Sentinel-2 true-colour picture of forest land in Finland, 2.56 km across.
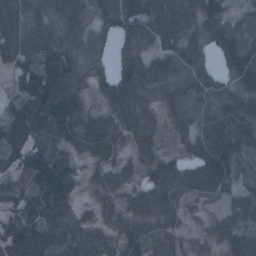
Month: January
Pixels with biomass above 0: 92%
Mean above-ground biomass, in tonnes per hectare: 89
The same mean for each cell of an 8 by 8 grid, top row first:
90 68 56 99 161 143 122 52
148 114 80 59 89 118 84 133
84 138 73 80 89 88 103 99
87 120 98 80 86 76 120 102
76 70 78 69 68 34 139 98
88 152 54 61 42 96 109 50
96 130 44 52 77 79 36 49
157 107 89 52 112 71 53 96
